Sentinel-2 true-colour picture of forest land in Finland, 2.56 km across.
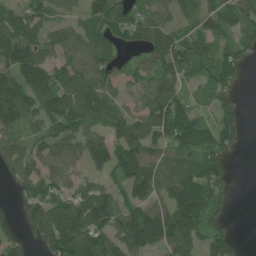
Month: June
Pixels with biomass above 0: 80%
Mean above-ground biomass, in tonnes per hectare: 89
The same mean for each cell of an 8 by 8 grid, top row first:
68 59 52 119 61 46 91 101
162 72 81 66 75 131 75 92
128 104 100 69 76 118 82 60
132 103 107 75 78 128 38 49
76 77 72 92 112 112 105 43
67 63 39 70 164 83 134 0
34 108 123 109 137 153 124 0
51 105 144 117 146 130 73 17
